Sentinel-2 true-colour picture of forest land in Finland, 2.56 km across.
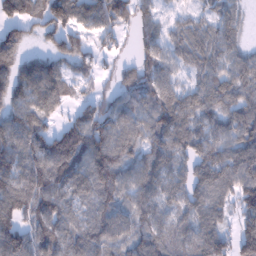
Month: January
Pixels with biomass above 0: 87%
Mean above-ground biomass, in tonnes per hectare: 88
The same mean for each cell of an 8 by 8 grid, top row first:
103 108 91 115 60 32 38 41
106 51 75 37 69 66 80 55
105 130 55 31 80 50 79 94
90 87 60 79 76 103 85 100
114 104 133 102 73 91 98 111
119 127 110 124 95 67 110 116
114 101 49 84 87 77 100 86
119 103 98 92 85 83 108 108
